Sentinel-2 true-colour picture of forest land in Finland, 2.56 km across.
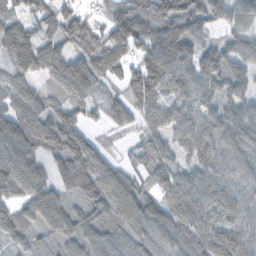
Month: November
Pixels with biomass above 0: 93%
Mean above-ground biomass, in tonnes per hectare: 85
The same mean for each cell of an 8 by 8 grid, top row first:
62 73 68 50 83 136 70 74
114 69 76 134 88 117 62 88
65 45 110 62 135 86 89 76
82 79 64 66 83 77 76 74
129 96 121 13 65 69 108 95
120 73 126 89 70 91 101 82
67 113 72 99 104 106 106 86
59 58 92 68 82 81 107 89
